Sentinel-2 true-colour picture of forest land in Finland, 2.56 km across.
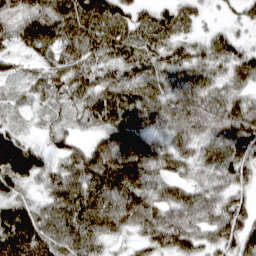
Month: March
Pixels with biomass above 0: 93%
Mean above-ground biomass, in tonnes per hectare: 67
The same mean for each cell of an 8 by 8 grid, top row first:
56 85 104 99 55 70 14 31
36 63 79 83 84 58 55 50
38 50 67 59 76 58 58 55
27 29 47 86 81 60 63 75
100 34 35 85 68 56 57 86
117 62 84 103 84 45 43 57
89 62 96 85 84 72 63 59
135 95 90 40 46 77 57 70
